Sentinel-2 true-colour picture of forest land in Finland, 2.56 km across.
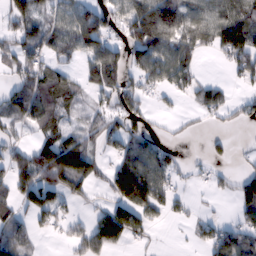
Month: February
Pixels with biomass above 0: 61%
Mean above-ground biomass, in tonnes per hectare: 66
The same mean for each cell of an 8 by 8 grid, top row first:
85 64 90 73 172 133 88 105
66 69 79 76 130 113 54 120
44 72 46 94 61 81 25 31
66 79 34 69 49 14 44 34
42 95 76 49 71 16 21 5
94 123 147 77 122 37 17 44
55 86 19 70 84 32 4 56
72 8 57 112 22 1 56 83
